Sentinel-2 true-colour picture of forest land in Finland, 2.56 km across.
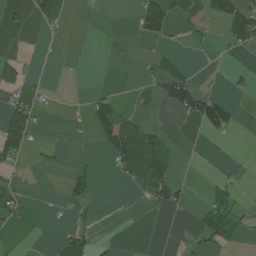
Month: July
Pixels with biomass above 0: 25%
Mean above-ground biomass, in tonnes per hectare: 26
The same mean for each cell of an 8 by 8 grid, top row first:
12 50 0 0 78 43 57 116
3 1 0 0 3 8 8 39
69 5 0 0 16 80 2 7
59 9 4 100 17 34 92 10
76 9 0 81 71 7 4 0
20 1 33 7 64 28 3 7
43 1 22 0 11 30 50 31
1 3 52 5 0 1 42 20
